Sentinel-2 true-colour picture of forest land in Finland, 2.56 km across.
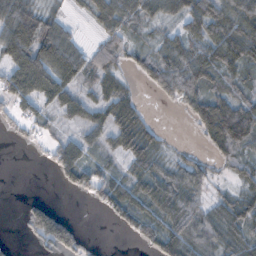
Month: November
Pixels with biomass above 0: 71%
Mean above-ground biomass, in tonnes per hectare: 50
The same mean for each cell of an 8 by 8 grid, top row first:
93 46 10 71 53 37 79 70
132 119 44 42 25 65 73 79
91 104 54 44 21 78 60 35
39 33 42 58 22 8 97 94
5 22 55 36 56 5 28 74
0 4 79 51 53 57 35 31
1 60 0 53 51 74 49 48
6 77 49 0 30 87 64 49
